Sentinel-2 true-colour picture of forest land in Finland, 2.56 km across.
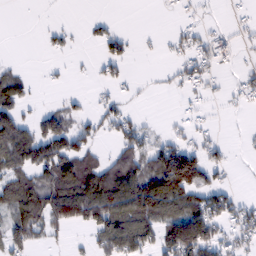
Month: February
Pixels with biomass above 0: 45%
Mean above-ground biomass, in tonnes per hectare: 46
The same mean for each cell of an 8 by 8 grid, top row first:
0 2 1 9 0 7 6 8
0 13 4 39 4 23 50 20
51 5 3 28 3 20 33 18
58 34 23 39 7 6 8 6
106 107 63 22 54 52 40 2
55 67 95 88 100 164 57 1
86 107 136 135 120 77 82 50
65 26 7 90 86 148 102 45
